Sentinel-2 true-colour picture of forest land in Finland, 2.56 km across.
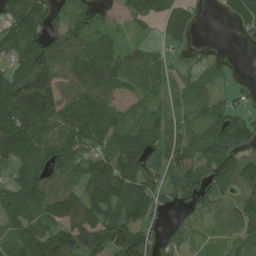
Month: July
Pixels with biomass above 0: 81%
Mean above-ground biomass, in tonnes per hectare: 68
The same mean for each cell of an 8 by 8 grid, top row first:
90 74 45 22 53 60 3 46
68 94 84 67 31 16 10 4
100 144 114 93 64 25 42 18
120 118 102 64 35 33 49 38
105 68 64 71 75 63 86 82
44 65 67 134 74 62 59 94
67 80 120 100 104 23 35 64
66 120 128 149 75 32 16 51
